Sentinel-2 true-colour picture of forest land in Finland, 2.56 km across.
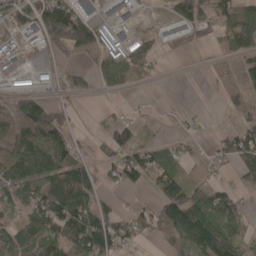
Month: April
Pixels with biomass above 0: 60%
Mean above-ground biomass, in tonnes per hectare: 65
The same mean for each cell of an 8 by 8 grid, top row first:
109 178 138 75 16 73 75 78
67 51 97 136 67 17 9 58
37 42 40 51 28 1 0 31
60 68 14 11 11 9 5 29
75 111 28 57 46 21 16 102
89 120 117 52 74 60 28 47
55 145 113 48 35 140 94 55
92 90 120 132 29 71 149 64
